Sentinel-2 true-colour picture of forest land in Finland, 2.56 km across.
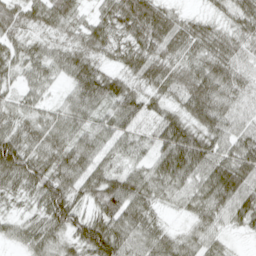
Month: April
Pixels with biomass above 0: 91%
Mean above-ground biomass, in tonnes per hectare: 54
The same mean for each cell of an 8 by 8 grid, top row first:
47 57 32 59 91 39 23 53
38 36 52 38 61 56 51 44
28 36 71 47 50 54 81 44
41 37 54 50 46 43 82 37
85 63 57 37 28 112 68 68
69 81 61 53 53 80 73 90
16 83 48 77 57 19 53 64
28 48 66 95 56 39 38 6
